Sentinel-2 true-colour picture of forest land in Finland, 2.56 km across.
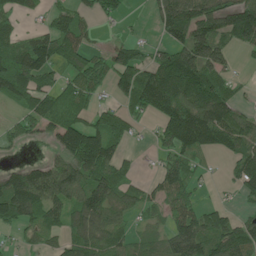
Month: June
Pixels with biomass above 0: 67%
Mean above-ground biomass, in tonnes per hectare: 84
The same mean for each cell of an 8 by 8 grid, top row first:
50 39 57 37 10 168 136 132
86 122 85 52 37 100 161 45
116 66 79 67 106 183 137 20
32 99 68 53 60 144 167 61
29 36 177 84 6 109 104 106
83 124 120 102 17 114 17 77
130 110 114 99 56 88 48 24
20 43 105 72 47 122 124 116
